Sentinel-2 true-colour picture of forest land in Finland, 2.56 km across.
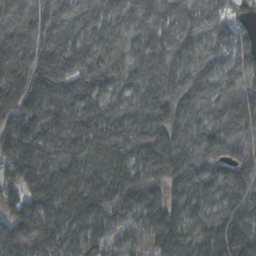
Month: October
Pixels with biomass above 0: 97%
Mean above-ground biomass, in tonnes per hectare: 175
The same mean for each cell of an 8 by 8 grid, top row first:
164 207 163 152 169 186 142 46
208 241 202 139 165 224 140 138
206 242 205 128 165 181 143 153
193 240 190 132 155 167 120 247
214 180 175 209 170 169 177 173
138 183 187 216 198 188 160 184
148 277 235 221 176 152 104 145
262 168 142 99 71 197 138 204
